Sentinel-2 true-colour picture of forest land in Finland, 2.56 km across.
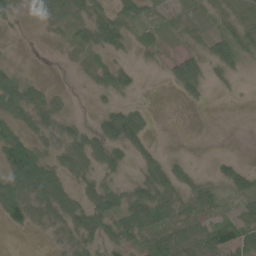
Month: June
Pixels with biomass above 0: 72%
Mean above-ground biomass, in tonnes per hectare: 36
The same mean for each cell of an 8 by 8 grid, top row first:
21 27 31 50 34 16 29 41
1 1 27 44 33 15 36 70
46 9 3 43 4 43 39 10
59 42 3 41 27 1 3 0
102 25 51 66 35 1 1 0
106 91 42 24 27 43 18 47
76 55 64 73 101 40 35 26
0 8 48 52 48 51 49 54
